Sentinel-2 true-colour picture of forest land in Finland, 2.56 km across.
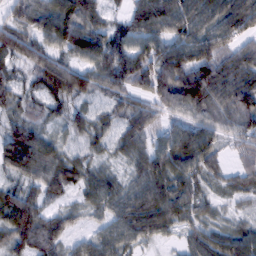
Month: February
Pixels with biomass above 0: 92%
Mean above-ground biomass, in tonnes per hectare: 68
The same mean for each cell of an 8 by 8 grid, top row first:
64 100 99 26 85 96 81 112
68 70 97 91 68 83 85 65
48 81 80 80 80 120 133 103
39 34 40 39 63 65 86 101
104 60 41 39 52 90 81 54
47 86 48 32 63 85 56 45
97 44 29 50 80 87 37 21
76 87 29 61 44 21 67 67
